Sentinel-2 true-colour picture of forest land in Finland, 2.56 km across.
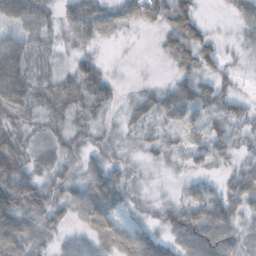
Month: October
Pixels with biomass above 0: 85%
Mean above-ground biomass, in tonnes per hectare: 45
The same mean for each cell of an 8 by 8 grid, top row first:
75 32 66 37 39 67 8 37
68 25 37 5 1 45 47 20
109 39 76 27 9 39 49 18
60 47 48 23 44 61 52 38
52 36 38 29 27 29 65 32
95 49 49 62 14 17 28 48
75 67 64 71 23 41 74 47
48 30 33 74 67 49 85 43
